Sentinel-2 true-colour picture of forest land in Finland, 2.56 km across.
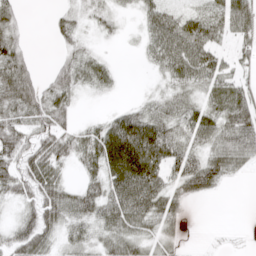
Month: April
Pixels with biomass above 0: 73%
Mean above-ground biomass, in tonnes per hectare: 40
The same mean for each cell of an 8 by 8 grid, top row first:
29 9 22 23 34 40 44 57
47 2 29 4 27 84 57 22
86 28 44 22 2 41 55 29
53 63 11 18 38 41 45 62
59 57 43 81 92 53 44 60
55 60 19 63 86 48 69 15
20 66 47 64 69 32 0 0
51 38 29 41 34 13 1 2
